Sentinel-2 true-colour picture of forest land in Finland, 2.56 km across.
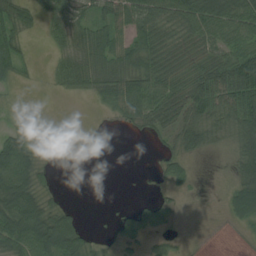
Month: August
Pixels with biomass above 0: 63%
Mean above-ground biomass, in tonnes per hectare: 41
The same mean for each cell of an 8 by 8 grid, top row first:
46 35 35 53 66 62 80 72
42 16 42 53 60 44 43 63
23 12 56 55 67 46 71 125
8 1 0 32 83 41 63 98
68 8 2 0 3 33 35 57
125 17 0 0 1 34 2 48
113 53 10 4 29 18 2 65
85 108 57 14 25 14 0 2
